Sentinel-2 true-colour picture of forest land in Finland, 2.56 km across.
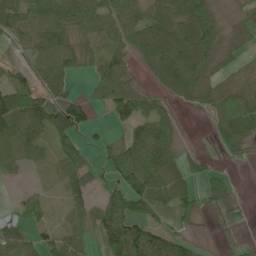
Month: June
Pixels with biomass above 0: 73%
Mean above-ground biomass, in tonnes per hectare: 52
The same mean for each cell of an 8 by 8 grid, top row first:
78 82 77 63 55 82 77 13
18 80 48 36 78 119 74 22
34 61 12 68 17 97 38 30
108 106 68 55 69 26 25 79
84 55 42 36 104 43 4 49
16 16 58 39 99 59 45 2
23 23 38 73 44 49 17 11
64 41 45 79 102 61 2 3
